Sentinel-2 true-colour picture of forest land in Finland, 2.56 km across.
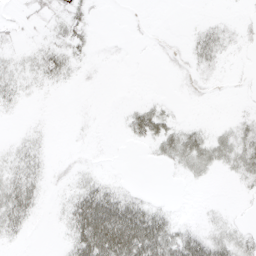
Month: April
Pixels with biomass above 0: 41%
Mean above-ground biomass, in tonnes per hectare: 11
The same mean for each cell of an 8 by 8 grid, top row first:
3 7 10 0 0 0 1 2
4 12 10 1 0 1 20 4
12 10 2 0 0 0 3 0
3 0 1 0 18 5 0 3
7 4 1 1 7 24 20 20
20 7 8 4 0 2 4 12
34 2 44 57 28 3 2 1
6 0 45 77 69 37 26 15
